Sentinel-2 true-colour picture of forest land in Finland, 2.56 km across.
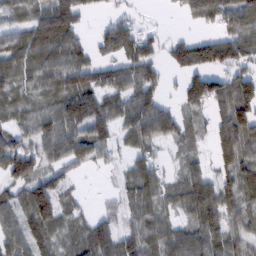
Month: February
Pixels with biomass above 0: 78%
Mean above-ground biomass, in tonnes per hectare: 68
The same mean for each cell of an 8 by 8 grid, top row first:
47 86 63 24 7 9 79 97
87 111 60 71 67 68 105 83
67 69 86 80 93 16 111 87
40 65 98 67 97 56 53 104
71 82 107 67 59 49 34 116
83 66 17 13 78 30 56 88
57 101 27 24 76 41 118 66
62 52 58 76 85 73 79 54
